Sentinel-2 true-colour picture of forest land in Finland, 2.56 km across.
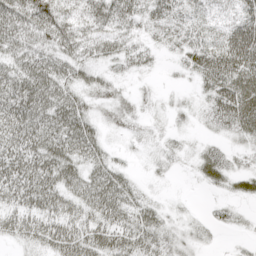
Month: April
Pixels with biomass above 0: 83%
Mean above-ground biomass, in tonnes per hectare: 38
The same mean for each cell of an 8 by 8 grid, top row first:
57 73 38 55 37 37 30 39
44 43 43 36 28 25 43 73
58 63 35 28 9 7 48 59
64 57 46 33 13 15 28 62
62 53 58 11 10 12 16 19
72 61 48 50 8 6 31 32
48 52 42 60 38 7 10 13
26 48 60 56 48 27 12 7
